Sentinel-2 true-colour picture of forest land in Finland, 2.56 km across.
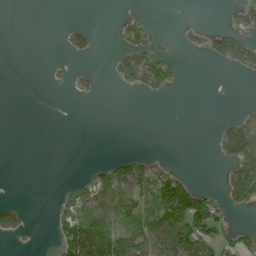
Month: June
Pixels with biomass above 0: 28%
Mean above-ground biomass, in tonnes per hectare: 32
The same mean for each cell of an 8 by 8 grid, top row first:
0 0 0 2 18 0 0 43
0 0 36 11 62 9 44 98
0 5 14 20 91 32 2 7
0 0 0 0 0 0 0 9
0 0 0 0 0 0 3 114
0 0 9 70 86 52 0 125
37 3 84 85 50 120 105 42
11 4 156 90 52 97 72 47
